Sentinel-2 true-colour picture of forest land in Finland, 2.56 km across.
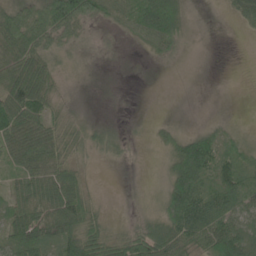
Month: June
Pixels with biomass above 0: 67%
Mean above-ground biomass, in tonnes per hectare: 40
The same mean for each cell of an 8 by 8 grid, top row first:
60 103 94 37 88 83 1 29
73 55 12 1 17 20 1 0
80 52 3 0 0 0 0 0
93 44 8 1 2 1 2 1
75 64 30 21 7 49 72 20
40 61 27 0 6 90 62 52
41 61 59 8 14 89 63 49
60 51 67 40 74 74 71 80
